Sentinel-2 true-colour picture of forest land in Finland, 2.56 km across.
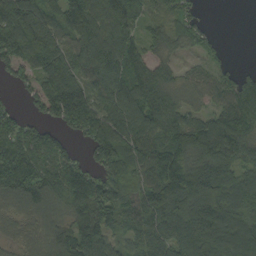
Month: September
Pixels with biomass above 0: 87%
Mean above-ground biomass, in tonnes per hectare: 104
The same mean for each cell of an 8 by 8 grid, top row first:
165 98 131 148 82 81 12 0
137 131 130 132 68 51 39 0
47 115 106 140 112 54 63 74
37 72 147 139 143 95 59 141
107 89 32 134 140 107 139 133
125 125 125 89 101 140 184 106
66 88 125 104 117 128 175 103
50 94 149 82 116 130 164 129
